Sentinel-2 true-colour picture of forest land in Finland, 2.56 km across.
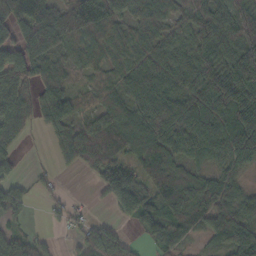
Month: October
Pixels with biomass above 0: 82%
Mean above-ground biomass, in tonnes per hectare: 67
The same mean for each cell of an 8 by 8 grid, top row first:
88 116 137 107 83 63 82 70
78 82 64 68 70 50 82 96
83 62 26 49 78 64 78 99
78 78 49 83 81 85 87 95
19 15 94 101 96 65 77 86
32 19 11 84 68 78 51 36
52 24 15 38 100 82 97 67
57 17 32 65 27 59 35 91
